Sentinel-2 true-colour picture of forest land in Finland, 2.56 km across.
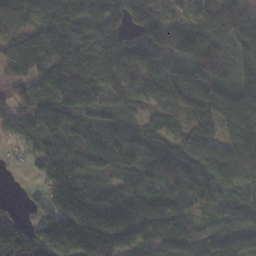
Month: November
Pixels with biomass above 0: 91%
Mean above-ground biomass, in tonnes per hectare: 114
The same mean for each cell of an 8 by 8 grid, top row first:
100 128 128 101 91 39 116 120
138 172 146 138 108 74 123 88
76 143 167 121 140 103 97 103
115 141 100 65 61 61 49 125
62 79 64 75 91 105 73 133
2 148 123 80 102 82 116 110
39 115 227 163 173 158 73 94
176 184 235 227 137 172 109 114
